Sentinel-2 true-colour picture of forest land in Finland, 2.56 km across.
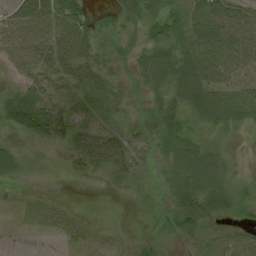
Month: August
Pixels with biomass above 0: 78%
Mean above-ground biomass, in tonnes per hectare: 31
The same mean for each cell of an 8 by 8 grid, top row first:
45 54 44 15 40 30 59 50
44 42 48 26 28 46 61 61
20 27 31 23 38 59 53 25
61 49 29 22 14 34 56 33
10 22 48 59 23 51 28 6
19 5 13 30 13 41 54 8
9 17 5 5 9 36 32 21
5 6 19 14 15 22 32 29
